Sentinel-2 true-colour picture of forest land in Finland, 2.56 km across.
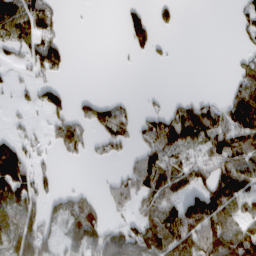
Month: March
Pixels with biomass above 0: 49%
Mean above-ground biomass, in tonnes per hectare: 57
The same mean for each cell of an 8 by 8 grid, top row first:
101 62 0 0 45 22 0 32
48 94 0 0 42 5 0 20
21 46 0 0 0 0 0 51
12 56 48 83 35 69 83 110
68 32 89 74 70 85 79 98
146 39 1 23 120 114 79 89
89 54 87 32 64 88 138 66
93 65 101 83 99 111 103 109
